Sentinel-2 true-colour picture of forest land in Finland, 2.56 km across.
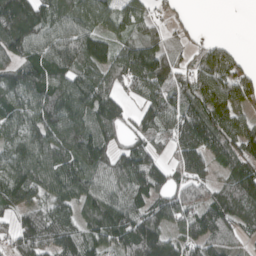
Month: April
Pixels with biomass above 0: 85%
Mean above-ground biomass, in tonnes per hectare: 102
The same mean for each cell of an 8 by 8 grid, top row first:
215 117 99 76 63 19 0 1
127 112 128 74 102 40 51 12
123 136 103 86 160 95 109 99
100 142 116 99 79 115 111 75
101 139 146 68 77 98 131 122
122 118 109 90 134 69 68 131
98 89 102 151 102 124 127 114
103 126 118 121 194 88 117 44
